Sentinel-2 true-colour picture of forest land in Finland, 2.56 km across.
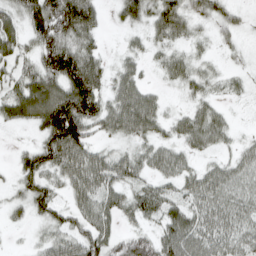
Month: April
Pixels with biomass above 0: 80%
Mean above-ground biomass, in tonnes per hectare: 53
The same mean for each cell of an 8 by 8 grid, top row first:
30 111 107 16 53 79 48 23
45 87 76 8 29 35 18 20
37 85 116 43 30 35 35 21
60 110 125 72 91 20 51 4
10 80 93 29 44 44 46 23
34 56 85 70 41 56 59 56
25 58 53 52 58 50 66 58
3 42 69 53 55 86 70 55
